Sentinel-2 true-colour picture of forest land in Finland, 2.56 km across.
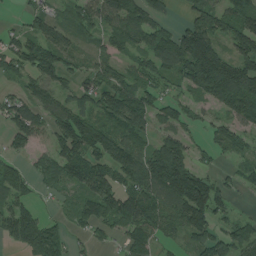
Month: August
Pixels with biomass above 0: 75%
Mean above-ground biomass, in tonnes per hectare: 84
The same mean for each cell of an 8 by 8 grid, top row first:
12 62 67 98 114 22 99 89
76 116 45 55 79 153 165 93
39 78 56 88 62 62 192 148
80 81 100 121 121 66 27 115
51 52 145 108 65 108 32 46
100 70 105 92 120 180 56 44
94 11 68 115 134 111 137 12
83 159 19 30 74 28 96 78
